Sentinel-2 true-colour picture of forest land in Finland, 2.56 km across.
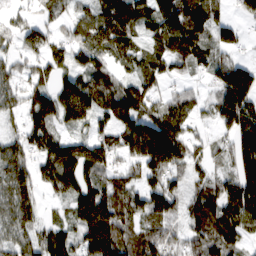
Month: March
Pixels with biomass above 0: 84%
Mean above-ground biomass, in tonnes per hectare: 98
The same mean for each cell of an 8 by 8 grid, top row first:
48 56 65 139 97 131 105 35
64 96 79 87 58 150 87 52
71 68 110 97 86 48 54 194
48 119 130 120 116 88 43 198
81 110 94 85 160 150 42 131
131 94 129 75 90 76 55 123
126 17 123 149 96 67 121 142
91 107 95 176 100 65 124 78
